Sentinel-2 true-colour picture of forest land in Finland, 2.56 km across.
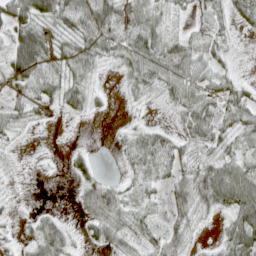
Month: April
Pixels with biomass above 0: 74%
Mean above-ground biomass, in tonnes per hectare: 32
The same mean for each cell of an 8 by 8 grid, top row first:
59 55 61 59 48 18 35 31
71 52 50 35 55 42 41 4
53 52 39 3 44 53 38 17
31 14 28 5 6 25 44 43
9 0 2 4 46 33 32 31
3 2 21 7 36 34 61 63
5 5 15 60 26 30 30 64
14 53 13 31 28 33 4 67
